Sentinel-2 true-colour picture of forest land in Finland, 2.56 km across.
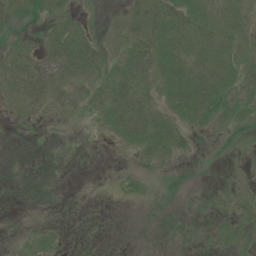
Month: July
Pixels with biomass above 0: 50%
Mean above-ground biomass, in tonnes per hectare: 11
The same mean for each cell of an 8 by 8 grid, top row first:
14 9 7 3 27 23 13 8
9 21 37 7 31 17 22 13
29 41 17 21 25 30 30 20
5 11 5 21 26 20 24 20
0 0 0 5 24 21 1 3
1 1 0 0 2 8 1 3
1 1 0 0 1 1 2 8
2 7 1 1 1 1 2 10
